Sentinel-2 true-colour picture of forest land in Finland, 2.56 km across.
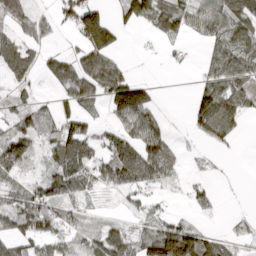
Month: March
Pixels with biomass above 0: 64%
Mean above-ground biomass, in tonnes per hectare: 57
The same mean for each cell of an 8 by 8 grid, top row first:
61 17 112 37 74 88 74 102
64 20 43 74 3 18 32 89
45 36 113 114 29 0 54 81
57 36 70 63 110 0 123 70
128 65 134 56 59 20 26 7
66 77 91 54 97 26 10 0
94 101 32 6 25 7 21 2
64 57 27 74 67 175 74 20
